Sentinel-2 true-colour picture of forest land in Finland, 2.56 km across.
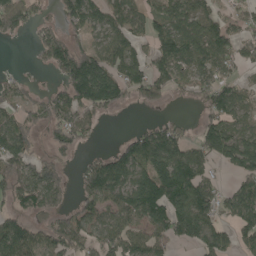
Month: May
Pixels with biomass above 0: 68%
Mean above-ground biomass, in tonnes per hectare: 89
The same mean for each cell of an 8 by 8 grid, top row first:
134 29 103 74 77 111 84 59
1 96 87 96 51 142 131 80
32 15 206 141 95 65 85 53
57 74 84 39 11 4 80 78
112 40 43 22 124 104 118 127
115 125 49 147 120 201 64 85
74 80 61 76 143 157 115 114
162 94 97 95 85 75 112 64
